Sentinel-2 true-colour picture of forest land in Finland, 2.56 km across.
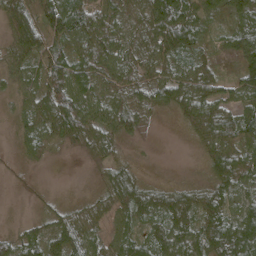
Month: April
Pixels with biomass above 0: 86%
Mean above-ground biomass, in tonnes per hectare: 49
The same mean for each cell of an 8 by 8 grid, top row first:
73 81 79 52 61 96 34 43
59 63 59 68 56 81 23 60
33 81 76 60 54 63 51 52
24 75 79 71 39 38 70 66
15 39 32 35 6 1 54 62
8 1 1 42 12 3 28 56
0 21 29 60 61 69 59 46
49 57 72 42 44 60 58 75
